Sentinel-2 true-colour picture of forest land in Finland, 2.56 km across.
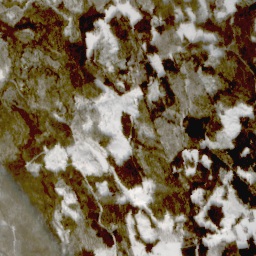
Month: March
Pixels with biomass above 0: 91%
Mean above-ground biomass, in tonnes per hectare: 104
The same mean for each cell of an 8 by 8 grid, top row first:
88 101 113 97 101 100 80 104
102 103 133 63 125 91 77 124
102 112 127 113 133 118 99 138
124 122 91 25 98 120 137 80
120 102 68 54 109 92 109 105
137 102 73 97 113 107 119 116
117 110 97 119 89 131 103 75
120 124 107 108 88 98 132 93
